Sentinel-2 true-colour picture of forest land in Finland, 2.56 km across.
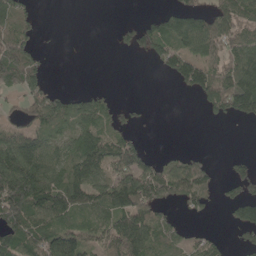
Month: May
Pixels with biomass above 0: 57%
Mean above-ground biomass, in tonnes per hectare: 72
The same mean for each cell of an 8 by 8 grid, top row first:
83 1 0 0 16 78 77 100
124 7 0 10 64 86 83 87
94 33 0 0 0 48 113 144
32 153 83 43 7 0 38 84
103 75 86 90 39 1 0 0
202 131 105 119 183 122 78 44
177 126 94 115 152 41 31 89
121 117 98 121 122 46 36 29
